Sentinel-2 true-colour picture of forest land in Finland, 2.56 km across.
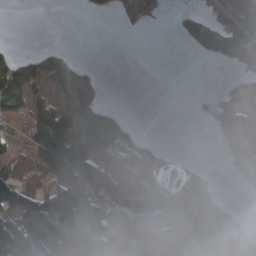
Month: April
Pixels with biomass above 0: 53%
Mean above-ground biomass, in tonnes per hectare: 81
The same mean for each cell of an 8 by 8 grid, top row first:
0 0 1 16 73 19 63 108
11 24 1 0 0 1 88 176
150 105 118 0 0 0 0 28
65 113 225 59 0 0 18 70
36 176 186 176 41 0 1 104
69 64 137 160 72 49 50 38
133 127 175 131 180 239 187 14
171 148 173 92 161 142 125 90
